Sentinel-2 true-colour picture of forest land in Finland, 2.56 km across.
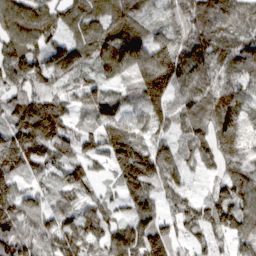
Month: March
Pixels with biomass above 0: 94%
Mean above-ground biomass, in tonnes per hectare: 91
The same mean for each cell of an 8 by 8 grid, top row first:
111 96 92 108 57 73 108 91
99 85 98 120 113 113 98 88
82 99 68 53 150 141 90 73
97 157 46 85 89 79 97 94
114 119 73 135 88 64 81 96
74 59 83 50 164 71 32 96
110 61 56 49 87 69 99 111
105 80 111 87 140 69 62 85
